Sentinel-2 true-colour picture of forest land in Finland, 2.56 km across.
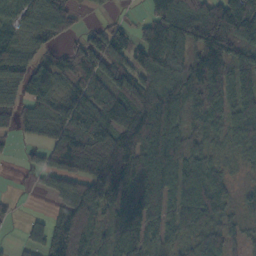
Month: October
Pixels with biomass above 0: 81%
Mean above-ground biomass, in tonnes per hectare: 97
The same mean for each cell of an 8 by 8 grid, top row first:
71 120 33 6 37 149 146 178
103 43 90 127 91 118 170 109
70 115 76 126 112 124 145 79
78 94 130 109 156 104 105 86
27 99 168 175 156 129 63 78
2 78 148 179 120 112 95 23
14 28 130 113 121 82 120 49
13 101 103 76 102 58 87 41
